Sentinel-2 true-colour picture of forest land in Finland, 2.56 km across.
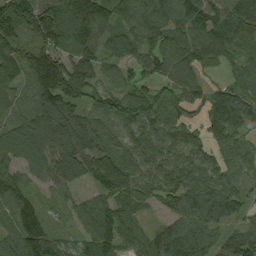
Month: September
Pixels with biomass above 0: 92%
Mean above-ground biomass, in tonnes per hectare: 81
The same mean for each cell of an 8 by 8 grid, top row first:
105 135 135 87 74 80 73 114
95 102 103 63 79 88 95 90
90 159 134 43 50 73 37 63
54 125 65 62 71 59 82 167
97 106 97 57 68 58 62 51
68 65 75 96 62 69 76 42
79 26 53 75 39 69 111 64
84 95 44 73 58 129 71 99
